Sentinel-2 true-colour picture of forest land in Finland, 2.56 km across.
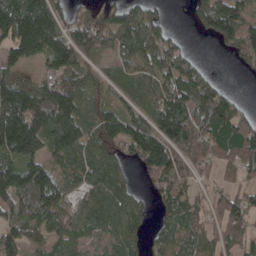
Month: April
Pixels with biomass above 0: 80%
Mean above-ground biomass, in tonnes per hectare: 90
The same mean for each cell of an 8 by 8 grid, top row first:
216 153 50 87 93 1 113 110
126 139 123 63 101 50 2 108
83 71 79 34 64 115 60 4
183 175 100 71 61 140 151 60
174 103 109 80 122 106 124 137
135 93 86 89 46 89 29 54
101 118 63 102 33 76 54 90
84 68 68 63 45 64 58 96
